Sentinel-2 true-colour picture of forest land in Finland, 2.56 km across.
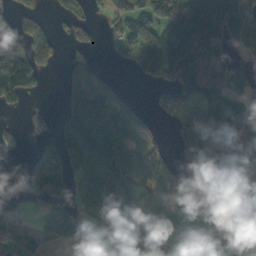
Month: October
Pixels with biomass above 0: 67%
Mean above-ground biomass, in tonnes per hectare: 74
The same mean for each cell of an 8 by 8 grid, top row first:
53 22 36 46 87 85 125 70
93 85 32 13 114 154 134 44
135 11 89 26 32 87 96 44
13 20 124 103 21 43 88 91
18 40 115 128 51 40 101 71
6 132 60 125 110 73 107 79
20 48 44 104 92 71 110 119
73 40 35 61 112 109 131 99
